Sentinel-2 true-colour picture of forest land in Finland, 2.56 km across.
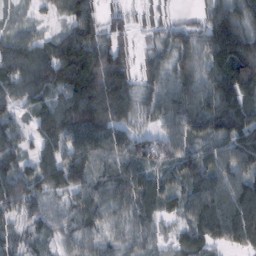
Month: February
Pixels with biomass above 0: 92%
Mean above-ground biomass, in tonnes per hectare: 85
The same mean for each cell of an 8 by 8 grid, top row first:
27 22 88 34 20 16 65 107
86 78 144 92 28 88 100 163
89 106 150 136 57 87 87 172
42 99 163 120 56 107 124 137
76 87 121 105 79 82 82 135
103 84 80 78 75 72 111 103
76 51 64 62 68 51 136 138
46 44 50 40 52 43 77 88
